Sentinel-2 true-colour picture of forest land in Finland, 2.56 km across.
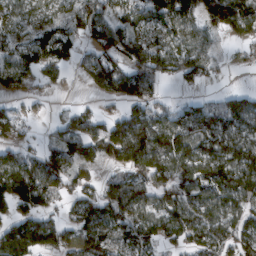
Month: March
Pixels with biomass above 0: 74%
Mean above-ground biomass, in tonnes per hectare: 84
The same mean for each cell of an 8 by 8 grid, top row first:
67 70 106 78 88 128 115 114
74 112 53 92 85 89 48 16
75 36 16 122 113 44 27 0
30 7 42 26 84 62 88 108
59 34 97 110 174 141 99 107
163 125 59 32 101 119 127 139
77 63 76 90 97 125 106 85
174 105 79 63 72 65 106 87
